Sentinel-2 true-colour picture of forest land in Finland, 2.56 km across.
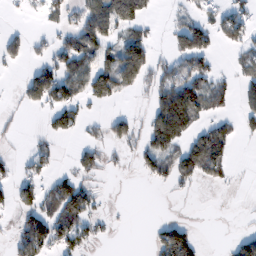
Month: February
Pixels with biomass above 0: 42%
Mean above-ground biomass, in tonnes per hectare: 51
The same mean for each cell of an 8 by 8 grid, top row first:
5 34 62 133 62 18 34 54
41 40 89 61 97 59 66 42
4 91 97 114 55 125 74 44
7 51 54 19 18 186 59 39
5 27 31 38 57 79 130 14
37 39 58 7 29 68 47 1
51 58 105 4 0 0 0 1
64 102 74 7 2 136 3 47
